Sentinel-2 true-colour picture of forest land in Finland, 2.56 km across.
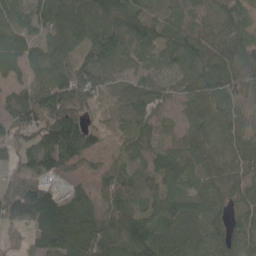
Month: May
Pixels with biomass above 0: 89%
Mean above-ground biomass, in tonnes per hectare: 75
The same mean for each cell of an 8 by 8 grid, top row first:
62 82 106 121 85 44 74 70
81 71 70 84 67 95 87 87
46 92 112 46 46 42 80 108
89 156 103 47 54 26 54 44
53 131 102 14 52 44 67 53
40 67 34 45 50 76 64 53
153 154 105 51 61 88 67 48
27 115 106 93 105 100 65 56
